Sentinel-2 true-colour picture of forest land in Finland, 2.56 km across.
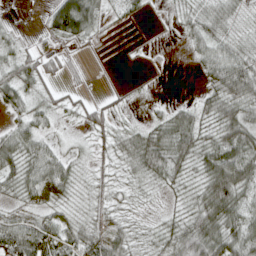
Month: April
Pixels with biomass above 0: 80%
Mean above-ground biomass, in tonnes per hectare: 38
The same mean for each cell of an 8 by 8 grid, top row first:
10 40 95 12 10 11 46 21
27 22 16 4 4 2 45 37
50 31 10 3 3 0 32 87
29 32 25 23 5 33 40 62
56 31 12 39 68 74 47 78
53 72 22 20 37 41 63 86
30 31 18 31 10 17 78 66
73 72 54 47 21 57 89 73
